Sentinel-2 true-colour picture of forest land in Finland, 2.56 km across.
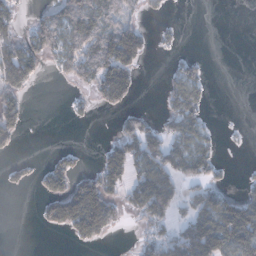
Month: January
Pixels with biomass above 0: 43%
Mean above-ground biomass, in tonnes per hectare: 47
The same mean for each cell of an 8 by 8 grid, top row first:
38 57 101 74 26 2 0 0
65 78 96 136 53 10 0 0
88 6 50 127 4 47 16 0
66 0 12 21 27 68 18 0
26 0 3 41 101 65 36 2
17 63 50 70 84 68 51 5
0 48 151 72 91 51 89 92
0 0 36 10 39 82 145 119
